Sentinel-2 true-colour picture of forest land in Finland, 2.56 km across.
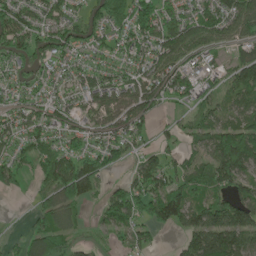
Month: May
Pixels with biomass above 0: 75%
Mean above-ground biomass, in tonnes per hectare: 77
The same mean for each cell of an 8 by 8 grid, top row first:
107 86 65 123 102 70 87 99
93 105 74 54 70 106 66 58
52 47 55 77 80 84 36 89
61 71 57 79 75 15 58 77
70 64 47 64 42 27 81 178
67 94 128 23 108 79 105 123
0 52 39 106 94 142 103 131
29 118 25 21 48 22 179 141
